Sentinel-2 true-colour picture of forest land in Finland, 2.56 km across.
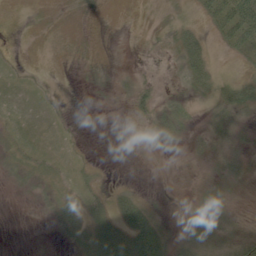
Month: June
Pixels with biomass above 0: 72%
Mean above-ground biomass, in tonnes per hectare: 14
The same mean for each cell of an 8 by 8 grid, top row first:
4 10 12 3 10 18 33 78
3 10 10 4 6 26 31 36
8 5 3 7 10 11 40 30
9 8 2 2 19 24 8 24
12 8 4 1 5 11 10 9
7 15 12 3 1 3 7 15
1 9 35 24 27 2 14 5
0 2 21 47 57 12 15 17
